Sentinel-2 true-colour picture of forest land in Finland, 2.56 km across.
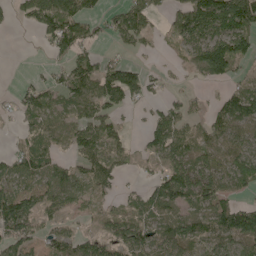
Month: May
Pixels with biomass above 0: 67%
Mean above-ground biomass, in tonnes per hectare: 57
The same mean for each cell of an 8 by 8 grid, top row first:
22 87 80 37 76 59 165 147
0 33 70 18 23 26 148 115
5 33 93 95 56 8 52 32
40 55 51 44 19 55 29 91
24 50 59 49 35 76 48 51
70 64 48 58 14 94 65 64
78 48 29 22 54 66 57 73
59 43 52 65 76 71 50 75
